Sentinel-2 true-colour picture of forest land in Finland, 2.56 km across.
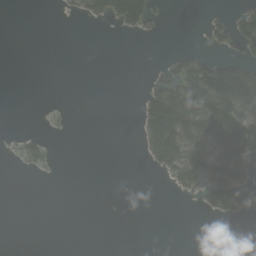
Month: September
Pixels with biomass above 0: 22%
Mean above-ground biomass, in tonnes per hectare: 22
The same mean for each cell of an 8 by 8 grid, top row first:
0 0 17 60 70 0 8 26
0 0 0 0 0 3 15 43
0 0 0 0 6 62 109 96
0 0 0 0 64 117 97 76
5 6 0 0 32 90 63 104
1 1 0 0 0 40 45 61
0 0 0 0 0 0 19 64
0 0 0 0 0 0 0 0
